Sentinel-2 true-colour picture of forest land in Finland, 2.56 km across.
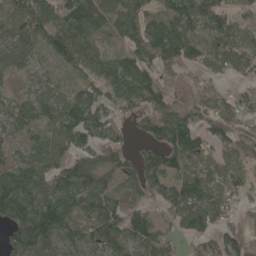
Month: May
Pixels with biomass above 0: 85%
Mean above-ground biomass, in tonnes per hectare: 85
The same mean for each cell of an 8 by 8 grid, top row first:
86 82 143 91 74 92 89 45
72 75 108 50 103 96 78 95
28 50 46 99 105 46 51 52
69 83 146 74 74 85 101 86
46 68 81 68 57 159 92 79
115 93 135 75 119 80 77 68
150 157 92 77 53 82 106 41
106 118 75 78 82 47 72 95
